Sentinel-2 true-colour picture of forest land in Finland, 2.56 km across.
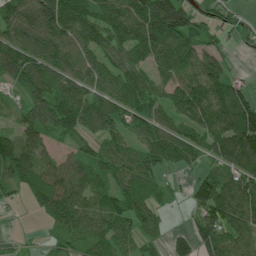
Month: July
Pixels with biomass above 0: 84%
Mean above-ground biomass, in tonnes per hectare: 88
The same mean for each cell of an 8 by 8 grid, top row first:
94 128 122 104 143 191 54 30
125 118 85 78 112 118 51 15
83 122 89 85 74 73 125 31
30 111 126 108 103 82 140 171
105 47 42 64 84 143 88 183
106 104 89 73 97 20 59 107
15 104 89 81 85 14 112 116
14 20 67 87 65 58 93 89
